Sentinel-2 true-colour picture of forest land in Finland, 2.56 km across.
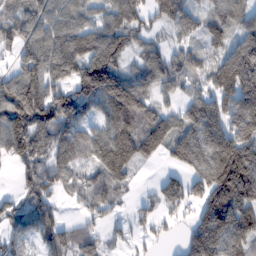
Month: February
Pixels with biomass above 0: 82%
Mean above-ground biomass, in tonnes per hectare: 123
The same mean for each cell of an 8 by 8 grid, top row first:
98 116 91 107 95 144 85 105
99 166 148 176 70 72 65 136
151 140 174 195 114 98 95 217
205 199 115 150 128 75 155 177
177 148 125 170 136 141 215 208
52 138 86 119 5 74 186 243
75 70 50 49 49 82 163 189
81 54 96 38 37 27 247 168
